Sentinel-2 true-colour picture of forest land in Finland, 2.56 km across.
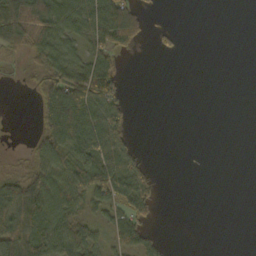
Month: October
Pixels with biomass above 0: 45%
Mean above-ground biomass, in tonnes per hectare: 35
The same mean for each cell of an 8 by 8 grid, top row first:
90 92 64 119 32 0 0 0
47 62 32 58 8 13 0 0
1 74 88 64 0 0 0 0
0 72 101 54 0 0 0 0
0 71 86 78 3 0 0 0
35 70 73 90 45 0 1 0
79 80 38 50 48 0 0 0
84 74 65 33 40 0 0 0
